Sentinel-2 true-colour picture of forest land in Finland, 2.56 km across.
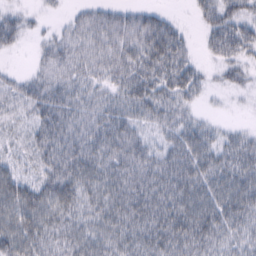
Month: February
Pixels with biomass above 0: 86%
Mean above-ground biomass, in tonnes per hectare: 41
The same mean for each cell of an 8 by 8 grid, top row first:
20 8 22 31 32 9 35 42
14 27 44 48 53 50 25 44
20 41 40 35 55 55 17 22
24 48 37 43 41 39 7 2
17 47 48 49 34 40 45 38
34 40 55 54 52 60 57 54
56 57 44 59 64 68 61 57
59 42 46 51 62 67 55 35
